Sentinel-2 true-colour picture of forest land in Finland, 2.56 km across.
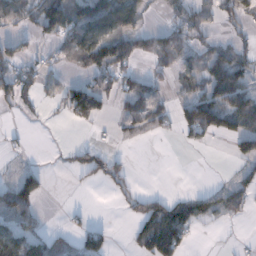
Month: December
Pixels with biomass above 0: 47%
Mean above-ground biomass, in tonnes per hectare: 42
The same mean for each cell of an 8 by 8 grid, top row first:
68 84 94 114 33 39 44 50
32 13 82 101 31 61 39 40
90 38 34 50 37 28 58 56
23 7 104 19 56 38 128 106
6 1 16 11 10 7 15 51
31 15 16 42 1 0 1 24
79 3 3 4 51 68 41 43
88 53 42 18 63 89 0 3
